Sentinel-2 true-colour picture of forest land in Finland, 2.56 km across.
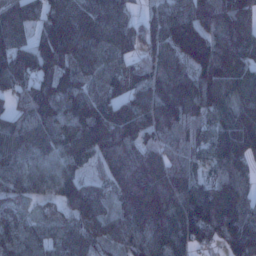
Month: January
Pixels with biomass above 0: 93%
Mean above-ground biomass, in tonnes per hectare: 133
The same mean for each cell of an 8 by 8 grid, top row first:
143 131 152 158 49 159 137 145
151 194 163 139 74 148 159 156
144 127 135 128 108 137 152 150
92 131 138 153 141 126 114 127
147 121 150 184 111 92 116 204
117 103 81 110 164 116 75 106
91 66 135 78 185 187 238 166
114 90 127 87 123 181 109 207
